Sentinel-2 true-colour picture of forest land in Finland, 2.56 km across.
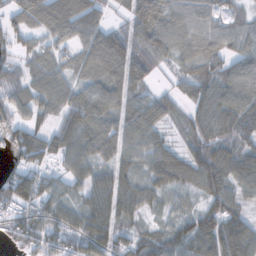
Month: November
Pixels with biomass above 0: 87%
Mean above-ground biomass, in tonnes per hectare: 76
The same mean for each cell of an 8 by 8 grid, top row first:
55 56 82 28 130 85 70 43
54 51 67 125 95 80 76 59
79 82 58 103 87 31 81 96
51 59 115 79 96 46 79 112
75 76 94 78 78 31 84 70
95 55 66 83 60 72 102 95
78 83 49 68 54 36 73 55
50 75 88 100 61 91 109 142
